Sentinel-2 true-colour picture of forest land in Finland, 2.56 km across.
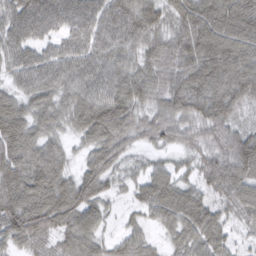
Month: March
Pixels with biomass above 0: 95%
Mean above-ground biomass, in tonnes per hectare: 71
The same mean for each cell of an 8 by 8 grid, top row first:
71 78 79 74 79 65 94 114
65 45 72 69 61 76 114 105
48 69 77 76 79 74 102 113
84 66 82 110 49 79 82 46
106 64 35 80 34 40 50 81
100 101 61 56 52 51 55 87
95 107 91 23 47 89 60 60
65 47 71 33 40 45 70 30
